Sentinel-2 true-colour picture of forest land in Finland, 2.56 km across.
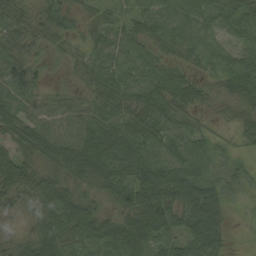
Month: August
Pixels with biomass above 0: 93%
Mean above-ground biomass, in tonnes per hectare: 48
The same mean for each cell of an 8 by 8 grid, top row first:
41 32 25 28 42 36 43 49
46 22 18 42 31 30 27 38
35 12 18 52 43 49 24 60
56 39 44 57 57 49 19 27
50 61 72 80 61 50 34 15
76 47 59 73 74 94 48 27
29 57 69 31 79 94 107 9
25 82 58 62 78 63 95 3
